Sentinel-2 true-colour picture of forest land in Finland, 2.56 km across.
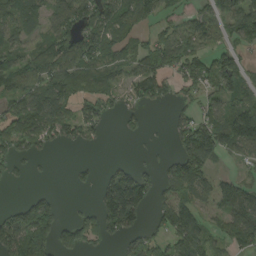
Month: August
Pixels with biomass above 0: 65%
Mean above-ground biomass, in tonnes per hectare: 82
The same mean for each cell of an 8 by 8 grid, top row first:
94 63 114 100 63 49 61 92
63 79 117 78 67 110 64 63
91 111 95 58 117 67 94 99
97 136 82 39 37 29 61 106
88 71 51 1 9 68 182 112
32 6 19 72 63 135 79 34
64 110 21 192 100 142 52 121
180 128 93 47 81 116 76 90
